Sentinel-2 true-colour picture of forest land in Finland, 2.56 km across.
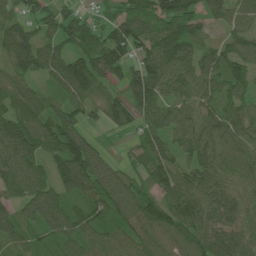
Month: June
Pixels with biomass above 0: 93%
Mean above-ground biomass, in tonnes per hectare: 85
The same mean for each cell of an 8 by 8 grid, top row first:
62 73 68 50 83 136 70 74
114 69 76 134 88 117 62 88
65 45 110 62 135 86 89 76
82 79 64 66 83 77 76 74
129 96 121 13 65 69 108 95
120 73 126 89 70 91 101 82
67 113 72 99 104 106 106 86
59 58 92 68 82 81 107 89
